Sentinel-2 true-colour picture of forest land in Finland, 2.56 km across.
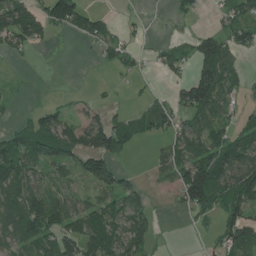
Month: July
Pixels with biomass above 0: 54%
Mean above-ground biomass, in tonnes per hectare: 56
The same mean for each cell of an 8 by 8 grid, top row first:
97 90 108 26 6 26 6 44
56 20 7 43 13 23 91 56
3 0 0 7 9 29 120 37
9 36 20 32 37 54 76 26
78 125 107 122 18 43 74 60
99 44 63 92 7 65 140 116
81 114 63 66 54 18 73 88
64 86 123 94 65 1 10 114
